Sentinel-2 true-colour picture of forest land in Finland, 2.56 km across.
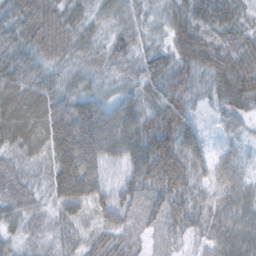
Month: February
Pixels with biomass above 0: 98%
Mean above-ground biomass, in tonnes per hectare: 52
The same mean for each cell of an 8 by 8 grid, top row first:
65 87 38 38 26 51 50 39
68 87 42 43 30 53 70 64
79 42 30 23 44 43 38 83
95 84 89 66 58 66 14 46
53 72 127 88 60 62 28 21
53 46 130 20 69 60 40 31
54 30 56 23 40 48 44 48
29 24 33 53 29 25 33 51
